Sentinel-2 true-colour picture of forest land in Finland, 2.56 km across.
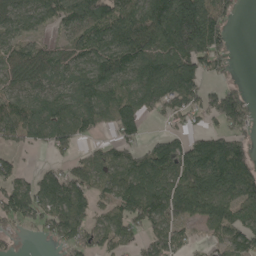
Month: May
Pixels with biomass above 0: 76%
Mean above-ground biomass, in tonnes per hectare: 104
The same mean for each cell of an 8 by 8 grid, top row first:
123 99 146 143 169 257 173 20
103 79 102 123 150 192 178 2
96 83 104 113 134 189 58 15
88 107 122 114 93 94 75 114
51 69 43 57 46 72 92 88
82 89 89 102 148 135 177 165
113 103 109 86 148 161 149 116
18 30 84 79 61 78 43 100
